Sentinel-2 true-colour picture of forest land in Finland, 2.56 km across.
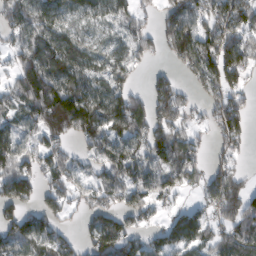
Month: February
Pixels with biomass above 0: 75%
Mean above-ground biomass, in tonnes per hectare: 99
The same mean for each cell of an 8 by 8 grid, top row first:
113 107 60 67 39 127 96 123
75 126 85 69 66 131 125 132
86 166 110 97 22 55 103 76
75 234 203 144 115 120 62 99
93 103 63 104 112 150 36 59
164 87 72 101 102 111 92 63
101 90 42 90 93 57 76 141
106 102 52 138 81 117 90 127
